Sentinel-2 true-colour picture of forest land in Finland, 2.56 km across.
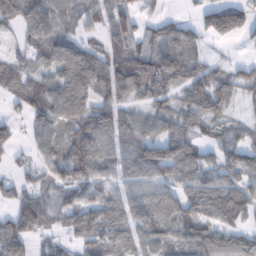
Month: February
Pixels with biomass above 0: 78%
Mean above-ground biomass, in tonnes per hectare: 73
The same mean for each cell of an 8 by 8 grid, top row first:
103 105 55 74 29 24 86 98
32 81 72 61 60 100 23 8
68 58 95 108 106 87 98 53
21 81 89 96 54 69 89 21
33 50 104 70 110 117 44 63
34 49 85 52 78 73 76 93
86 100 90 89 89 91 112 134
102 29 44 76 65 64 95 79
